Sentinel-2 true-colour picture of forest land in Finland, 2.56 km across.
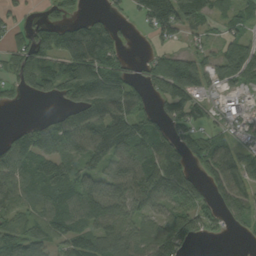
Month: September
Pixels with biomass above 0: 73%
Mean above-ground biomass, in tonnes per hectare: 86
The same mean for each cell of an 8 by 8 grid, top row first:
27 34 34 28 87 171 77 55
67 91 131 93 7 45 42 70
73 89 164 120 54 169 82 74
2 11 103 130 72 83 43 48
111 121 131 143 127 100 82 60
101 126 104 74 146 143 65 72
71 89 126 125 81 93 67 72
127 100 109 124 80 130 24 13
